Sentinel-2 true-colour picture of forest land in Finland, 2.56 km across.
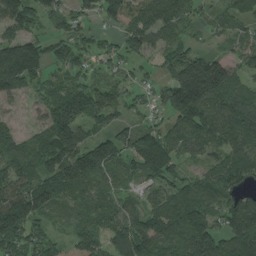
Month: August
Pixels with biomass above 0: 85%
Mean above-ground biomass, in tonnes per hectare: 93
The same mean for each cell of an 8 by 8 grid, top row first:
127 65 52 82 117 97 35 69
131 69 65 46 90 75 25 36
122 52 55 49 30 138 206 68
22 80 121 73 38 141 154 133
86 89 113 118 127 99 98 103
101 113 146 62 73 73 85 119
158 80 56 77 65 134 105 125
116 73 98 98 127 92 149 154
